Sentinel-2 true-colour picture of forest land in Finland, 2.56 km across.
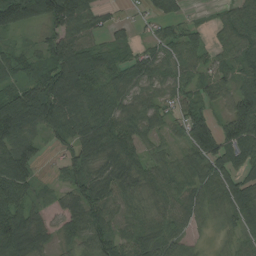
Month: August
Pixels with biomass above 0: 87%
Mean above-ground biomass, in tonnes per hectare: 75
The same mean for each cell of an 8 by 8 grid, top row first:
160 130 117 24 22 42 11 70
31 82 110 60 36 67 46 68
60 114 133 82 79 68 64 68
141 128 77 97 79 53 59 127
99 29 80 107 54 32 107 114
132 12 67 87 71 66 77 79
107 34 99 74 53 64 59 96
126 45 73 84 74 67 14 36
